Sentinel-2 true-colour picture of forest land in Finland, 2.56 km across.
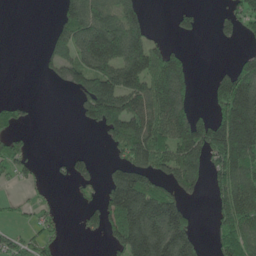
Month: June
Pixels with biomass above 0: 50%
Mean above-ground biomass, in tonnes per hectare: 89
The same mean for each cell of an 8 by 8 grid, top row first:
0 2 136 96 67 29 3 84
0 38 134 164 158 40 0 17
0 23 110 182 162 180 27 198
35 0 40 192 149 180 46 241
37 0 0 56 162 149 189 232
40 9 41 71 114 126 82 131
13 22 27 135 226 138 14 148
44 40 6 65 243 182 29 162
